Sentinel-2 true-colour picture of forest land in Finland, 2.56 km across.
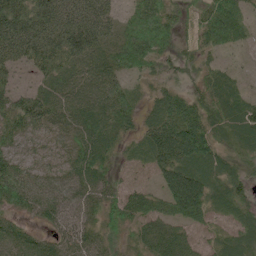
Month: June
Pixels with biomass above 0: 88%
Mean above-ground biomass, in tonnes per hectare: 58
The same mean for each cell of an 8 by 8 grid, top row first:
99 92 92 50 63 40 72 47
98 91 83 57 93 45 41 21
28 49 43 47 27 26 51 25
78 62 57 63 34 71 65 76
48 37 48 48 44 91 69 65
79 39 59 37 32 116 95 48
46 46 41 47 79 94 80 52
44 33 52 33 51 75 33 67
